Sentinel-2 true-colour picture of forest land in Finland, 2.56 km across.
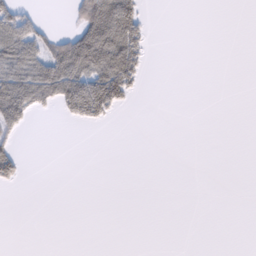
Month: February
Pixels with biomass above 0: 20%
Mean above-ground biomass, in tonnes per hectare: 25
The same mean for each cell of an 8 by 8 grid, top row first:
63 4 57 138 36 0 0 0
89 68 150 127 44 0 0 0
96 124 110 128 19 0 0 0
104 16 106 48 0 0 0 0
26 0 0 0 0 0 0 0
37 0 0 0 0 0 0 0
0 0 0 0 0 0 0 0
0 0 0 0 0 0 0 0
